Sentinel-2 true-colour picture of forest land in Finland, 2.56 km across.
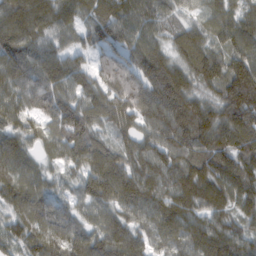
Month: February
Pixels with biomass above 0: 97%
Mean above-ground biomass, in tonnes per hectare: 105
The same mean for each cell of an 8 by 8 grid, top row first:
137 109 72 104 88 59 66 85
122 73 70 103 93 85 99 97
95 84 89 132 116 109 105 200
106 103 130 120 132 132 115 179
85 69 123 80 93 124 139 126
102 55 85 139 120 125 133 117
81 82 61 87 104 124 106 84
86 125 107 114 80 85 137 116
